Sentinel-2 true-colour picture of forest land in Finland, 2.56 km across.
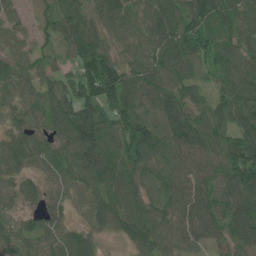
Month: June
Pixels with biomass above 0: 95%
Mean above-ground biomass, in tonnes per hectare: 92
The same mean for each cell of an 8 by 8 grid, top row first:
25 53 93 95 62 98 106 105
41 45 108 78 67 113 81 92
67 65 121 140 103 97 43 102
60 95 141 113 86 124 99 101
94 66 133 107 164 134 124 109
80 45 105 115 103 110 106 125
61 70 32 119 102 96 110 98
100 100 90 24 105 77 74 96
